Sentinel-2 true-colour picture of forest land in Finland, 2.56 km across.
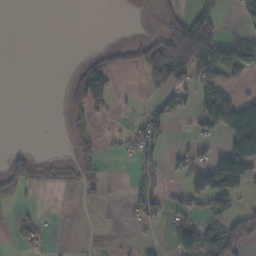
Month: November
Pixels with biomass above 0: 30%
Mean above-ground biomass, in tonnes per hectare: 28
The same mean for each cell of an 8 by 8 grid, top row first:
0 0 0 0 1 40 49 18
0 0 0 26 53 128 111 45
0 0 39 20 29 40 57 28
0 0 22 7 16 17 60 78
1 0 23 4 49 6 18 96
60 12 30 1 16 22 84 86
9 0 3 1 36 22 38 23
12 8 1 3 3 55 61 93
